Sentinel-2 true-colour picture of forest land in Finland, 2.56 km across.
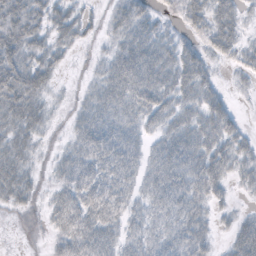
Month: October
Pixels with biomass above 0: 82%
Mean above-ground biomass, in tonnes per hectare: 36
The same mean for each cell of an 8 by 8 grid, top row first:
55 46 29 24 31 19 49 27
59 40 15 24 47 33 31 32
67 36 6 49 50 48 28 13
67 27 26 46 44 40 44 9
48 13 44 44 27 47 45 28
49 15 58 46 33 44 47 25
25 30 61 44 32 40 26 10
3 19 52 35 36 38 20 43
